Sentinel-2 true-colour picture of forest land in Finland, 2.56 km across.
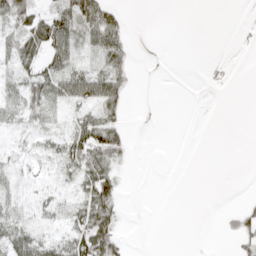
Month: April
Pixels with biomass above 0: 42%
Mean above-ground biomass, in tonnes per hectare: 22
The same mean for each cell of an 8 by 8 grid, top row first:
65 51 71 38 0 0 0 2
52 66 34 53 0 0 0 3
25 55 60 55 0 0 3 0
23 23 24 31 0 0 0 0
7 18 65 67 0 0 0 0
23 16 50 43 0 0 0 0
36 25 46 49 0 0 0 15
46 18 51 57 0 0 0 24
